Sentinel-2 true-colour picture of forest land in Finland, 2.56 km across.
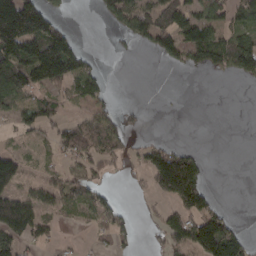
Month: March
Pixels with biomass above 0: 45%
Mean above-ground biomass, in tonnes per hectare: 61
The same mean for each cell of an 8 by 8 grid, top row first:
218 90 0 78 77 118 79 54
180 199 57 6 27 98 149 109
147 151 92 7 0 0 6 40
49 60 22 39 12 0 0 0
13 25 92 66 34 29 1 0
92 29 49 21 37 339 41 0
147 56 42 48 13 86 88 1
79 28 6 42 9 90 65 77
